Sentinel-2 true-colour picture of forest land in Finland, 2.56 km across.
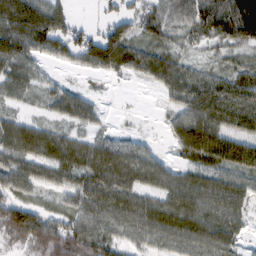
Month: February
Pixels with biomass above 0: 80%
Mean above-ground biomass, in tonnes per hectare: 55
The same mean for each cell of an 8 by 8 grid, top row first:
119 106 9 38 50 50 77 107
84 53 68 103 49 27 18 35
66 13 6 11 26 66 50 50
22 18 49 3 1 42 92 78
87 69 46 35 16 45 113 72
75 46 52 71 58 44 51 53
77 23 60 72 64 83 68 42
50 109 101 59 44 65 83 30
